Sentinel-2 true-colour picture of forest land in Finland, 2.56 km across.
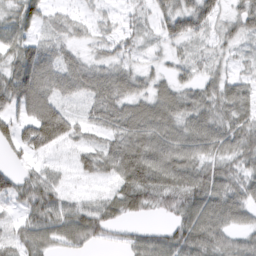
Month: March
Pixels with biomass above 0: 84%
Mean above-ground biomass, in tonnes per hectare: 53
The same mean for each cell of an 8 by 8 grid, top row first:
55 36 16 17 20 70 52 50
58 41 25 36 19 24 25 23
94 68 67 68 36 36 38 31
61 87 24 68 66 67 62 59
80 94 33 54 85 76 67 64
47 45 25 49 93 73 72 56
33 75 54 48 46 48 83 68
47 57 59 23 48 63 81 47
